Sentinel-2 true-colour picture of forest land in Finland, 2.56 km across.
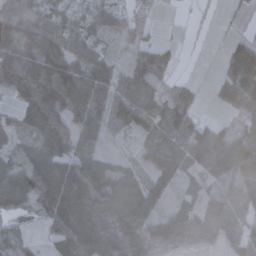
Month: November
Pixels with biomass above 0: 77%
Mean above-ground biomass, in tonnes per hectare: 55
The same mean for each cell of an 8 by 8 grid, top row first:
72 66 66 54 24 1 0 8
93 104 58 21 51 16 0 29
134 125 89 49 51 14 5 57
62 128 69 66 63 55 5 33
27 69 54 9 25 33 107 95
70 92 79 51 48 46 53 77
31 71 109 88 81 27 72 81
14 25 109 66 50 36 37 44
